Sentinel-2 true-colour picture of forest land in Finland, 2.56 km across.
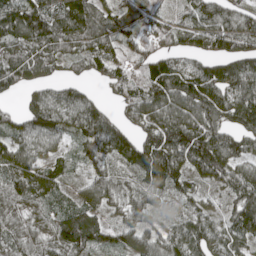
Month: May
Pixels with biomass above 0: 89%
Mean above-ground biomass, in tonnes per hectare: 87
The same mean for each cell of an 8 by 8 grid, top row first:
118 121 113 79 80 39 104 100
86 84 68 67 72 69 85 102
105 63 50 77 105 128 124 112
49 124 106 36 108 117 114 111
87 65 59 94 99 140 148 83
109 93 39 65 80 106 92 104
59 65 111 52 62 42 43 87
70 69 130 69 81 73 86 78
